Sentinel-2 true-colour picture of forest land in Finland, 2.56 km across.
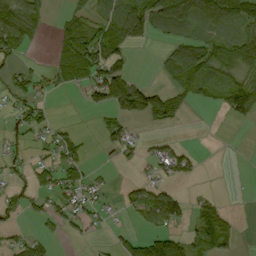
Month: September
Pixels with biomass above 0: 45%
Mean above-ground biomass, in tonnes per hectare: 37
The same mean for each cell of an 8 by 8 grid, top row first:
70 20 37 63 99 101 64 74
44 9 98 61 16 44 58 68
31 24 47 107 14 48 50 41
19 13 5 50 84 48 5 76
19 25 33 31 16 22 0 0
16 33 29 3 15 29 0 0
23 29 39 11 62 68 40 1
30 23 10 12 55 53 63 14
